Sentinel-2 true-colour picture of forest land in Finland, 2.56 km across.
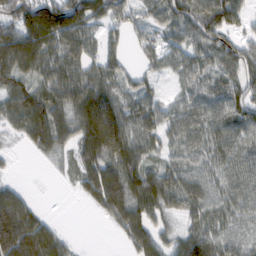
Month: February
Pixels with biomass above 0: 82%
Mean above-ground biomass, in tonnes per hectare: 73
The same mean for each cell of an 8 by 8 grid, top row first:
115 155 110 56 43 78 98 50
131 93 76 41 40 45 85 77
83 73 78 66 39 29 68 89
78 117 94 100 60 61 71 93
17 84 80 116 64 55 72 76
11 5 61 112 100 72 68 74
119 10 5 92 99 55 73 68
175 110 6 5 84 57 94 70
